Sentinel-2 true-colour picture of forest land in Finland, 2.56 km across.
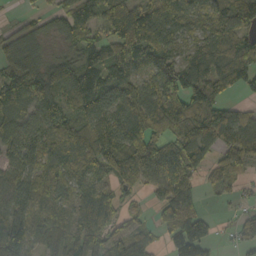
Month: October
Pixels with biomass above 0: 83%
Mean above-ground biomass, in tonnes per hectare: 91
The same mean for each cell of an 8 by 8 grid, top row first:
14 35 115 113 150 115 82 109
70 26 67 106 155 71 79 96
115 97 115 94 70 135 120 96
101 96 81 107 110 122 137 60
109 87 114 99 126 105 131 109
98 84 97 60 71 120 36 49
117 107 87 76 19 89 13 23
160 113 120 78 62 96 77 40
